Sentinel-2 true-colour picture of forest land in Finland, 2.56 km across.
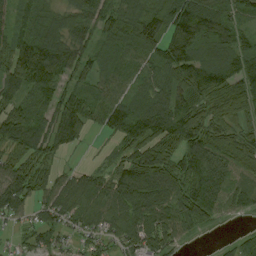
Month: August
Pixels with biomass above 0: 89%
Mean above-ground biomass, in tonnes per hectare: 86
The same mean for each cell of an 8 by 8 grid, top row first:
67 58 76 94 108 103 104 73
107 113 74 73 102 106 87 86
109 95 64 63 63 84 114 114
91 77 100 101 101 108 73 73
99 100 32 24 110 122 124 82
87 55 62 71 138 120 142 63
74 81 77 95 117 106 144 58
28 58 46 64 102 72 10 51
